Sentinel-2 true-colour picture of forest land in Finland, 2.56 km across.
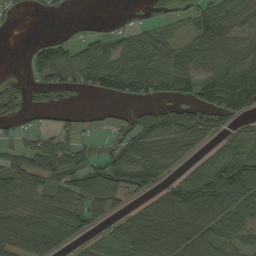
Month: September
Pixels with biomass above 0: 69%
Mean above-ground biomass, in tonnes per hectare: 60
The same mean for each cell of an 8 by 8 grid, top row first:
14 11 6 4 6 25 81 50
0 54 52 54 62 57 82 40
10 59 52 66 60 74 78 97
34 32 14 12 34 72 95 74
36 60 55 49 83 65 33 66
75 87 82 90 83 31 90 115
73 78 65 36 53 90 121 86
72 87 34 48 120 129 107 52
